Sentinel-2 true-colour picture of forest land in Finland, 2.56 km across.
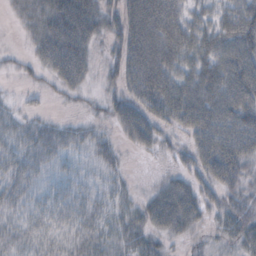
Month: October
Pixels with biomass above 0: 82%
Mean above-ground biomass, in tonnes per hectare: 45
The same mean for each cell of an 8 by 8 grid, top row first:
14 48 70 29 108 75 57 82
6 58 65 28 103 90 76 94
7 20 38 25 91 83 82 95
17 7 8 28 54 73 102 91
32 41 24 18 31 15 81 91
35 18 18 17 1 23 48 49
23 27 30 27 36 70 27 41
28 25 30 33 41 17 12 41
